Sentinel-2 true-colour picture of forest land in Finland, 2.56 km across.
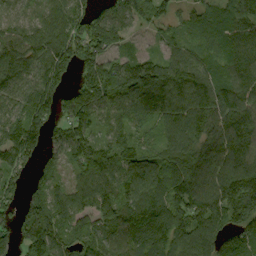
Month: September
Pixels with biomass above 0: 91%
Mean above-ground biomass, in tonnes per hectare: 109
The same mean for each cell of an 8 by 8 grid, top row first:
40 66 102 93 91 61 68 126
111 113 114 56 34 73 75 106
94 145 74 122 165 131 134 108
85 119 125 78 104 122 138 142
156 95 125 86 68 128 132 145
89 68 79 130 128 157 129 97
77 121 91 136 170 132 135 151
78 167 90 107 142 130 123 107
